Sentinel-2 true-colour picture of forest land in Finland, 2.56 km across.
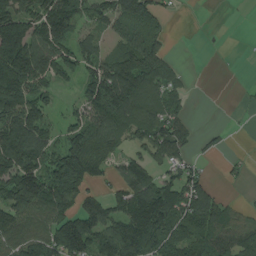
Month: August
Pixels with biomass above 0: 68%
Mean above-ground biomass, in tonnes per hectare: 94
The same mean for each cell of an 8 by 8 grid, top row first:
147 153 109 114 135 11 0 1
202 133 79 46 141 4 0 1
208 93 79 168 131 51 0 1
162 64 63 185 97 49 0 4
197 111 126 87 82 81 16 0
179 158 160 47 99 74 26 17
153 116 90 81 174 112 132 29
74 115 175 153 163 110 124 102
